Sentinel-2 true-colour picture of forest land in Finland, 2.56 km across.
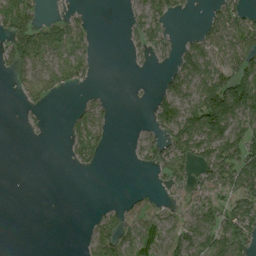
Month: August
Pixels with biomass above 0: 47%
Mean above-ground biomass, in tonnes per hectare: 38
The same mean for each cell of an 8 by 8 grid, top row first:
88 16 17 0 45 18 22 55
63 84 48 0 23 32 70 72
24 60 32 0 1 57 98 89
2 8 25 16 3 84 133 88
0 1 41 11 31 74 96 92
0 0 2 0 1 49 58 87
0 0 0 15 19 20 49 69
0 0 4 68 68 66 67 70
